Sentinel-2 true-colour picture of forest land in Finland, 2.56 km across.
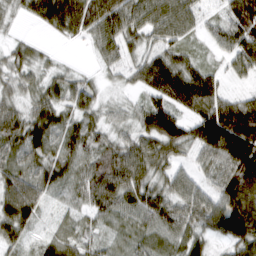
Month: March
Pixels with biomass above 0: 91%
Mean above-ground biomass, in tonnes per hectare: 65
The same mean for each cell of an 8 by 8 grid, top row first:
25 93 116 94 74 81 27 92
33 12 7 54 50 52 22 74
51 47 35 16 69 119 72 24
48 71 57 29 62 73 97 100
70 67 67 59 70 79 100 132
79 64 63 105 77 54 41 110
111 27 44 75 84 74 74 113
54 36 51 40 62 69 54 84
